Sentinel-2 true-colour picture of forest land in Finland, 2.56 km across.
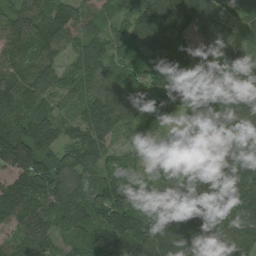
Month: July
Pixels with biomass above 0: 95%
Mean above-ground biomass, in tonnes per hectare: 104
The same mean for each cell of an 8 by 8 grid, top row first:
90 115 93 61 136 171 100 97
108 99 76 63 82 81 67 93
107 103 99 93 77 50 56 101
135 84 86 139 71 46 73 116
208 137 128 69 65 62 110 124
121 164 91 90 61 105 116 155
159 103 106 179 93 126 137 122
86 86 61 134 159 119 99 110
